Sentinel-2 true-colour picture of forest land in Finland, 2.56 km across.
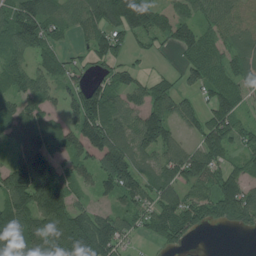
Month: July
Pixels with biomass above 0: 81%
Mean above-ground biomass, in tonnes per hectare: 91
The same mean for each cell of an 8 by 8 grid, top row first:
129 98 85 170 164 112 91 122
81 69 25 117 28 58 78 59
73 73 50 78 53 38 87 66
80 59 123 109 87 76 74 62
53 112 93 142 111 76 103 64
139 169 66 142 81 93 90 66
129 166 74 54 85 133 88 140
120 145 175 131 36 69 3 3
